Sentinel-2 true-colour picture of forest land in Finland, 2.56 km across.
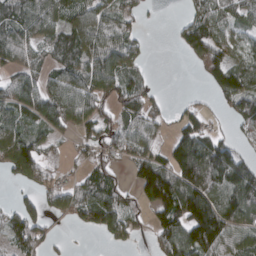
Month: March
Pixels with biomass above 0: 69%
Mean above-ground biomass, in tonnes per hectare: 76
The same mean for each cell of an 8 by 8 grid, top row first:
75 88 85 74 30 9 80 58
98 61 99 100 36 23 121 59
64 54 86 99 48 0 43 95
91 99 86 58 86 18 31 99
117 39 37 74 83 82 93 24
55 45 38 47 123 152 157 135
56 59 94 116 56 161 154 142
82 51 1 42 12 137 150 86
